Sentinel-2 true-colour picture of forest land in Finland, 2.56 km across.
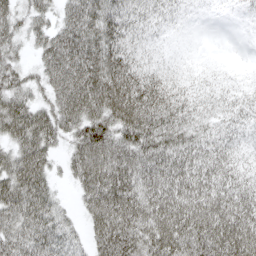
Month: April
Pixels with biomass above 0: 90%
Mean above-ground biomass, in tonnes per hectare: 56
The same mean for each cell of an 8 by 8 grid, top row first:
44 36 78 69 39 19 5 8
33 53 80 72 27 5 1 0
49 51 91 94 65 29 18 14
74 50 84 87 87 60 30 33
52 49 62 79 70 59 45 27
74 44 61 94 73 75 63 46
66 55 27 91 77 84 84 73
56 57 24 85 69 83 78 91
